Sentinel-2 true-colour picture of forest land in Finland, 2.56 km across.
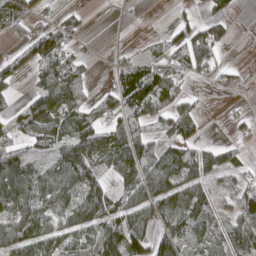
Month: April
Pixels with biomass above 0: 65%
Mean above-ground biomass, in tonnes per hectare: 62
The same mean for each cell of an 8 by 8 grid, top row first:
84 26 22 1 1 22 32 7
32 100 22 8 12 64 94 1
41 86 56 43 130 60 33 13
49 125 63 47 84 58 7 16
55 92 101 77 59 85 39 32
118 89 105 45 100 93 67 50
89 76 89 88 79 85 89 87
95 73 69 124 74 91 62 80
